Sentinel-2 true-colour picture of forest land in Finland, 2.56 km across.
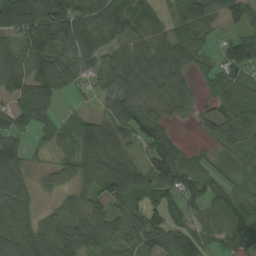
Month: August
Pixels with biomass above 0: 83%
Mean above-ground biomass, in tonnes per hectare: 67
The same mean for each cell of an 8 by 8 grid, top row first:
131 133 96 73 56 55 72 70
65 99 86 41 54 57 29 87
90 93 39 68 74 64 32 61
78 58 17 65 60 48 33 75
66 29 93 115 59 34 26 54
81 29 64 91 72 104 58 35
106 17 54 73 88 51 71 70
94 101 87 64 93 75 36 56
